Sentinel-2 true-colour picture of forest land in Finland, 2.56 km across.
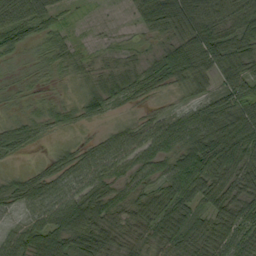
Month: September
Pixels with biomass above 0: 86%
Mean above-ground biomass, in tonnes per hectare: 58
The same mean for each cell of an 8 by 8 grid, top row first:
86 62 9 2 65 134 89 77
41 40 20 12 17 66 98 86
8 14 22 44 45 53 47 91
10 30 32 20 18 34 77 97
46 8 25 58 72 78 113 122
26 61 67 55 47 83 114 95
33 78 93 63 59 78 60 83
53 82 83 67 64 76 79 78
